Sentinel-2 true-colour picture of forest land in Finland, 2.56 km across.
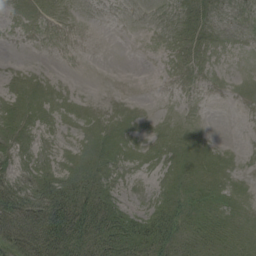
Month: August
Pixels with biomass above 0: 58%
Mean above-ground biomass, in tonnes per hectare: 15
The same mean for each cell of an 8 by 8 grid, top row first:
4 6 0 0 0 7 12 3
0 0 0 0 0 9 5 0
11 9 0 0 0 2 1 2
21 14 9 7 3 1 0 0
17 5 15 21 11 18 11 1
19 21 29 15 3 15 23 6
49 62 55 29 13 24 20 14
50 72 48 42 39 27 24 19
